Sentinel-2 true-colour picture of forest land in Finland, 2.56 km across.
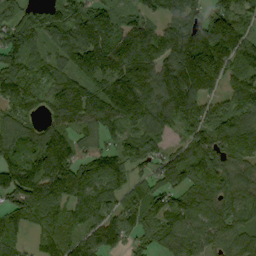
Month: September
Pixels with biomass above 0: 90%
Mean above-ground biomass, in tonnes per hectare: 126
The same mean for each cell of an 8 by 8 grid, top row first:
102 100 140 99 89 110 128 95
176 93 187 181 173 180 188 101
170 71 120 163 153 200 154 108
101 76 141 149 152 152 111 135
118 162 72 79 142 62 139 127
157 193 153 168 64 118 137 100
120 163 128 108 151 130 117 122
64 82 125 119 84 109 87 85
